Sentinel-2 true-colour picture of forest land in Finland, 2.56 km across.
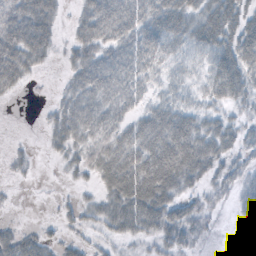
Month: October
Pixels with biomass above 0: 74%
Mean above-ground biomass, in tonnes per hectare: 36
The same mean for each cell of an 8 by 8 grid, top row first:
47 42 25 58 50 57 52 46
62 32 36 43 52 32 43 68
39 1 39 51 32 19 37 54
0 11 49 40 31 43 25 19
3 13 35 47 61 72 51 37
7 0 16 67 90 73 36 31
2 2 23 46 77 50 24 31
42 20 16 19 25 41 11 22
